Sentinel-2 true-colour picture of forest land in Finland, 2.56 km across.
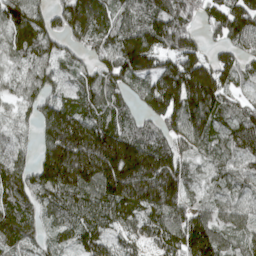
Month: April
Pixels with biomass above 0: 91%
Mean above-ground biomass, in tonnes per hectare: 127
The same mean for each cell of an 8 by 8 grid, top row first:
131 109 157 97 124 143 92 204
95 109 70 115 217 155 74 107
74 100 83 116 116 214 225 75
54 111 113 102 94 182 157 81
69 143 211 215 141 102 89 130
119 180 207 225 270 173 55 89
132 99 130 131 174 142 83 78
104 59 94 92 91 162 163 67
